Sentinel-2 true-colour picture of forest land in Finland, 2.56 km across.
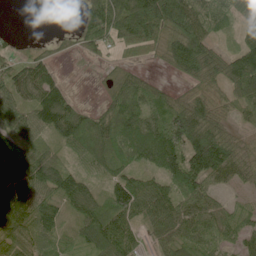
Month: June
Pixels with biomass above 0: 85%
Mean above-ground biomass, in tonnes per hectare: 86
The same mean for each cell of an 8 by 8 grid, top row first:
0 0 36 167 212 165 95 59
15 16 40 53 77 137 91 61
85 85 1 40 51 26 84 125
92 155 81 108 104 133 103 41
99 55 114 149 126 160 159 57
136 105 66 78 64 124 106 52
133 67 65 118 94 97 76 48
90 69 61 129 35 86 105 55
